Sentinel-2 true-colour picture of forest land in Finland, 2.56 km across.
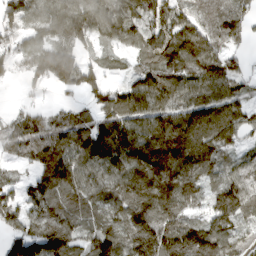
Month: March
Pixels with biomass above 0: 87%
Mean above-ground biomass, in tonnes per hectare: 105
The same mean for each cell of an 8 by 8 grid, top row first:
112 104 130 125 91 92 79 86
70 120 74 47 73 131 117 41
27 128 129 29 98 105 126 69
38 37 39 99 107 101 113 85
86 119 98 140 121 156 120 53
19 109 110 122 150 163 71 80
101 149 104 117 154 122 73 128
123 205 95 128 209 194 163 90
